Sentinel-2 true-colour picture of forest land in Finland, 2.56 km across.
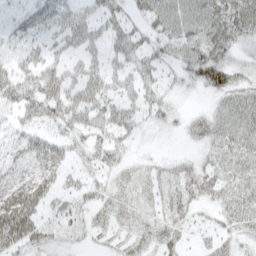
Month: April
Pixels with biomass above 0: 80%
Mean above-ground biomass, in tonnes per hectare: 36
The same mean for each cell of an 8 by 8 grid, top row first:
28 45 49 44 31 59 55 59
33 34 46 39 40 41 59 25
57 50 48 35 39 24 66 31
40 46 56 44 34 18 18 35
30 43 26 44 8 3 26 32
31 44 19 22 21 32 35 28
97 36 28 24 20 29 18 30
76 40 15 14 24 25 17 23
